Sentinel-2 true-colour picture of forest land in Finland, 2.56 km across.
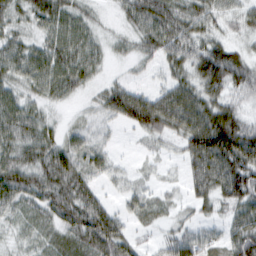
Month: February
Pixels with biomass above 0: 88%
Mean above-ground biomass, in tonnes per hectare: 50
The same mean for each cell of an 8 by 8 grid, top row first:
38 63 48 14 69 62 44 32
54 54 61 23 38 59 62 28
44 58 47 22 18 45 75 64
73 23 14 50 86 85 77 42
64 54 42 17 13 25 113 104
84 76 61 27 13 8 73 88
45 59 83 31 38 20 24 57
23 36 64 77 15 47 50 70
